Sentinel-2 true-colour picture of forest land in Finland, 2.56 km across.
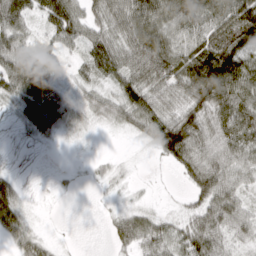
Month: March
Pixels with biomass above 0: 81%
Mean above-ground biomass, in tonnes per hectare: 57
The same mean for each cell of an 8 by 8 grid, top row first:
80 72 62 71 92 92 91 113
76 38 41 84 109 82 102 107
95 68 28 46 77 93 141 110
36 85 39 52 84 68 84 98
10 12 7 1 16 116 69 84
26 3 4 18 2 13 96 54
68 2 0 9 21 8 73 60
41 19 1 30 71 58 91 43
